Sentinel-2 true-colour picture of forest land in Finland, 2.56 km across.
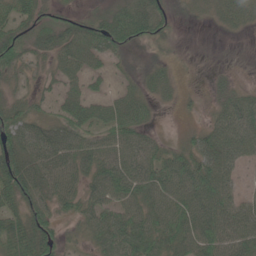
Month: May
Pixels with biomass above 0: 79%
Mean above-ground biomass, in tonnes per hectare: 45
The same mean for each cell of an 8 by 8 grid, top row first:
42 29 21 45 63 23 26 33
53 47 71 46 16 9 0 2
29 24 44 16 30 22 8 8
47 28 54 44 34 8 15 65
69 78 59 55 50 18 58 64
78 67 54 68 62 68 82 22
49 51 46 53 57 69 83 53
54 61 25 76 71 58 71 65
